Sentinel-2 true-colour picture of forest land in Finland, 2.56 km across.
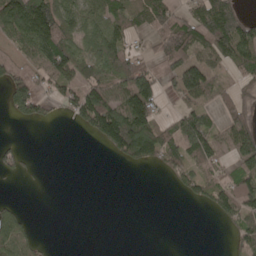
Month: May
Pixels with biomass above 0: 53%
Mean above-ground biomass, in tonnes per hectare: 70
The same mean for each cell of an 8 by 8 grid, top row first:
175 172 107 98 84 84 151 80
55 159 78 126 27 126 119 141
97 80 90 104 146 91 96 56
63 30 113 159 163 40 56 76
21 0 0 107 172 110 108 112
30 1 0 0 0 60 70 94
28 0 0 0 0 0 34 113
99 4 0 0 0 0 0 61
